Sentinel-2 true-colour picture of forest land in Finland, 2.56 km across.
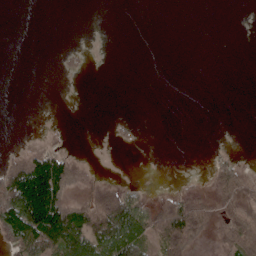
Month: May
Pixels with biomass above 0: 31%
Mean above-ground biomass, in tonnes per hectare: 28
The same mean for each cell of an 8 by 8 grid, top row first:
0 0 0 0 0 0 0 0
0 0 5 0 0 0 0 0
0 0 2 0 0 0 0 0
0 0 0 0 0 0 0 0
3 16 1 3 0 0 1 0
108 183 24 1 0 1 15 61
142 176 74 104 50 71 46 50
81 116 103 105 59 92 17 87
